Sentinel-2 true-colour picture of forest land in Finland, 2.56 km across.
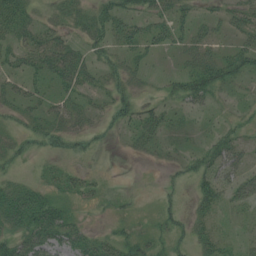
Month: July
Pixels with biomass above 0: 61%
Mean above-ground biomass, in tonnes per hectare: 28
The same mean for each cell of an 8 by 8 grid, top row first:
44 16 27 44 39 36 18 37
32 43 24 29 38 26 33 38
26 29 37 24 17 22 55 23
22 25 26 31 37 20 17 16
20 25 21 8 22 17 22 32
16 21 20 4 1 10 40 42
66 62 17 13 4 14 29 25
45 54 45 38 24 21 29 14
